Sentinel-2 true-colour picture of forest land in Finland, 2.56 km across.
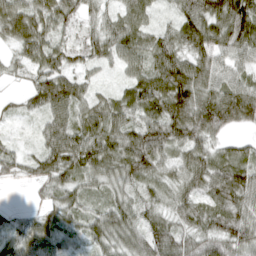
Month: April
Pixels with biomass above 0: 93%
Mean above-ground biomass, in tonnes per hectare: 71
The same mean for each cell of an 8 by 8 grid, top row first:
79 71 54 41 52 54 118 139
45 65 50 70 72 82 98 81
15 84 50 13 75 120 81 60
21 71 64 77 80 111 127 126
18 66 91 84 113 95 68 34
28 64 76 69 89 60 94 95
14 37 62 74 59 65 66 78
69 66 37 76 94 93 80 89
